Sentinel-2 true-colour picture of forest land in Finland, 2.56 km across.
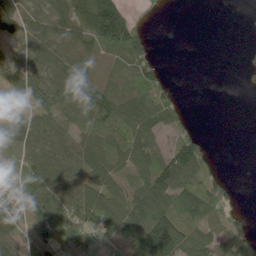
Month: June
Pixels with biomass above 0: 69%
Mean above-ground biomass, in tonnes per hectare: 60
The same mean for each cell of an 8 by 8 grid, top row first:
99 65 68 161 13 0 0 1
56 84 64 93 74 0 0 4
57 103 88 56 64 6 0 6
48 67 67 85 74 37 0 0
76 80 69 68 75 62 23 0
42 96 78 68 79 127 52 1
75 128 93 87 109 89 97 22
65 76 68 38 117 121 58 60
